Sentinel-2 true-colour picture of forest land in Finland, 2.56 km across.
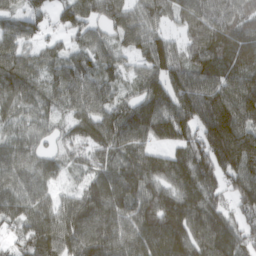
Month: March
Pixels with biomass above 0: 92%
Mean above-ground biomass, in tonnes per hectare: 105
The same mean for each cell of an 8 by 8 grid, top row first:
75 71 101 86 97 80 122 116
83 58 70 73 93 73 127 115
119 87 113 71 87 105 108 108
82 75 94 107 128 140 128 136
88 51 88 118 93 89 148 153
102 82 55 117 130 108 130 131
97 89 148 141 130 138 130 81
53 111 136 135 138 148 140 100
